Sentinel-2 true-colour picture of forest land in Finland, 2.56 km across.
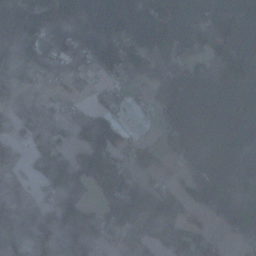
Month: November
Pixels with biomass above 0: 49%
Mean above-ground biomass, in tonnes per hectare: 77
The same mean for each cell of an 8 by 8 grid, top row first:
31 77 0 7 58 53 113 88
41 101 74 70 66 89 177 74
97 58 28 35 71 45 92 124
75 53 47 69 18 19 0 0
82 92 76 157 58 65 0 0
102 164 130 144 76 43 98 32
85 97 121 118 208 100 117 112
3 130 160 66 128 110 72 53
